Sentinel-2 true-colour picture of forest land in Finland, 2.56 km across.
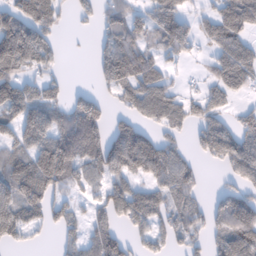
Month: February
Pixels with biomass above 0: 66%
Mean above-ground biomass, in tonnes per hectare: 76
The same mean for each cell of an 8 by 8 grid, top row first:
107 91 31 54 45 82 38 98
176 90 2 89 66 63 37 86
92 48 0 92 101 21 34 67
114 120 125 32 71 72 57 27
81 140 169 128 127 45 90 92
122 155 65 80 75 101 7 59
136 86 26 76 108 76 53 122
42 7 57 92 37 41 49 105
